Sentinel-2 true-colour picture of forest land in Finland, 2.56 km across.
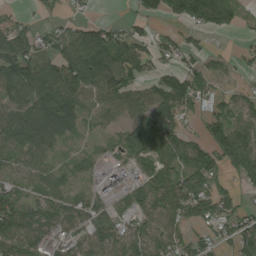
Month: August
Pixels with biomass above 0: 75%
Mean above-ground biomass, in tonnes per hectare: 76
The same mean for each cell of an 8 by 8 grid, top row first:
33 25 24 7 53 65 124 45
164 81 151 134 60 60 30 24
162 119 127 122 70 85 80 17
86 108 50 63 97 112 52 77
77 58 9 23 106 101 77 109
49 57 21 63 69 106 102 48
98 82 69 57 82 103 91 55
110 85 75 90 91 78 48 89
